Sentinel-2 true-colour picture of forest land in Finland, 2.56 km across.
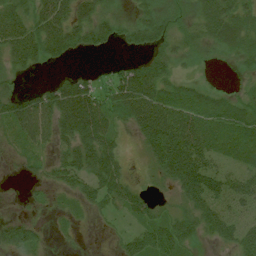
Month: July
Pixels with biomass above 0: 79%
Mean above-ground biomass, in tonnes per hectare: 51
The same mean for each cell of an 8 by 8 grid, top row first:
57 76 68 31 31 30 56 47
72 63 40 21 39 35 27 38
11 10 44 41 74 33 6 10
68 85 124 66 92 76 53 44
30 46 91 62 62 136 65 55
5 26 66 95 13 124 101 45
2 14 26 42 50 30 80 49
75 15 7 13 87 89 25 60
